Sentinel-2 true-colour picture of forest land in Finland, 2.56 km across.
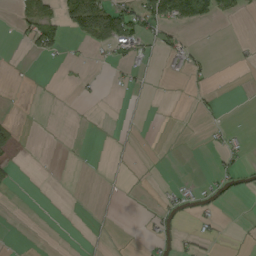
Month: September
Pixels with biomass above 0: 14%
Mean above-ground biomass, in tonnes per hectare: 10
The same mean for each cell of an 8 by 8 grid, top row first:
12 24 99 78 60 65 36 9
2 38 4 28 23 26 2 1
0 0 5 5 6 5 9 0
0 0 0 0 3 0 5 0
10 0 1 3 1 0 5 7
5 0 0 3 0 1 5 18
0 0 0 3 0 17 11 0
0 0 1 2 6 10 9 1
